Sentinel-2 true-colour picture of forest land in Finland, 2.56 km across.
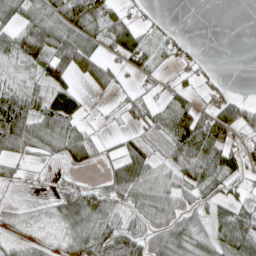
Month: April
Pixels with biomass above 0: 68%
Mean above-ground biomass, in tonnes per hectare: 49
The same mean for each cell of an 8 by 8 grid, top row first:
60 66 92 66 15 1 0 0
72 88 97 52 62 33 1 0
24 71 44 41 18 13 21 0
96 95 56 11 47 75 44 66
68 47 79 16 59 87 83 32
21 8 17 51 76 63 66 44
26 26 84 51 61 72 49 59
21 22 57 78 73 81 45 71
